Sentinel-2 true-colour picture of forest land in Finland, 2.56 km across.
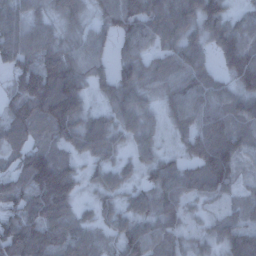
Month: December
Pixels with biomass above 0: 92%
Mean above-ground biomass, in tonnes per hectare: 89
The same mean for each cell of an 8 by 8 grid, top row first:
90 68 56 99 161 143 122 52
148 114 80 59 89 118 84 133
84 138 73 80 89 88 103 99
87 120 98 80 86 76 120 102
76 70 78 69 68 34 139 98
88 152 54 61 42 96 109 50
96 130 44 52 77 79 36 49
157 107 89 52 112 71 53 96
